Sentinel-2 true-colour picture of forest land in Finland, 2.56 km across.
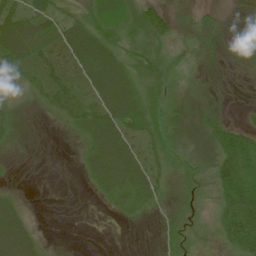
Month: June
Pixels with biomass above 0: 73%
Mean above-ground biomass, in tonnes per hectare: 28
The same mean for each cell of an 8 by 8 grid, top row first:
41 44 20 45 39 13 10 4
58 54 60 34 29 13 14 7
11 32 32 70 28 16 7 2
12 11 34 58 51 20 19 5
4 0 10 65 31 19 29 90
1 0 6 54 43 19 20 140
28 0 0 10 16 17 15 108
68 5 0 0 0 21 10 74
